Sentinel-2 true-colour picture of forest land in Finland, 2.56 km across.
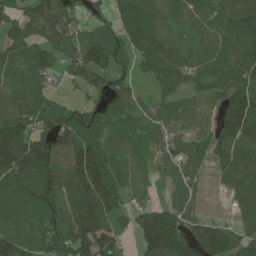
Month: June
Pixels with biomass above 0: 85%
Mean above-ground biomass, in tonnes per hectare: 83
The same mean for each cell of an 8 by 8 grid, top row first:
55 107 25 56 85 67 71 113
68 101 94 98 78 68 75 69
58 45 50 73 30 75 67 84
91 96 71 54 30 49 56 188
183 124 140 74 33 37 67 130
125 99 166 107 30 25 24 103
83 92 122 129 56 64 12 71
84 73 153 107 111 138 147 77
